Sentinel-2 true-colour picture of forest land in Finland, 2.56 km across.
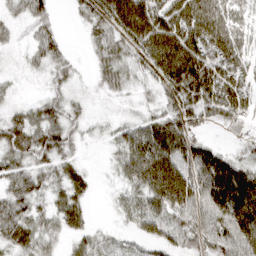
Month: March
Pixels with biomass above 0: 84%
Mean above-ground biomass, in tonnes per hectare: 64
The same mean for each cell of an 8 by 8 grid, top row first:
23 35 22 102 120 117 105 45
14 53 5 50 91 148 115 76
13 25 13 35 26 121 152 103
29 45 24 10 23 72 71 78
66 69 21 30 116 118 43 24
55 43 34 14 110 134 129 132
59 33 41 10 60 96 95 186
53 32 25 20 42 50 66 113
